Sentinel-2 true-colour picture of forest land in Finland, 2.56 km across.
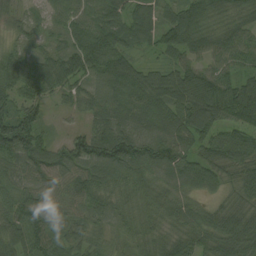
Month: August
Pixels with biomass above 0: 97%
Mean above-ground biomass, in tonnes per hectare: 72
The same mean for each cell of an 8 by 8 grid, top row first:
33 40 56 76 67 69 77 60
38 46 93 98 35 81 65 69
77 94 69 102 80 99 100 78
82 33 41 83 85 85 125 111
126 58 99 136 116 98 70 86
68 79 77 71 58 70 63 69
81 67 50 48 48 50 38 63
73 73 49 36 43 53 58 87
